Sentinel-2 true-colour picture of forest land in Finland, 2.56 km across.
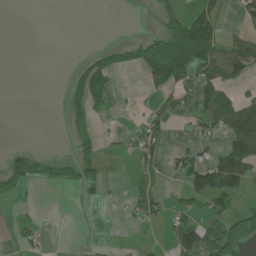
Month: June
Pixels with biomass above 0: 30%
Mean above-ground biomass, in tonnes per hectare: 28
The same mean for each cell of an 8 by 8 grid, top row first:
0 0 0 0 1 40 49 18
0 0 0 26 53 128 111 45
0 0 39 20 29 40 57 28
0 0 22 7 16 17 60 78
1 0 23 4 49 6 18 96
60 12 30 1 16 22 84 86
9 0 3 1 36 22 38 23
12 8 1 3 3 55 61 93
